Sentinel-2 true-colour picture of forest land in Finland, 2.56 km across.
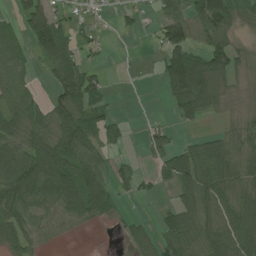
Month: July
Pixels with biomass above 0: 64%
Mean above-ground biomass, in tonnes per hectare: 54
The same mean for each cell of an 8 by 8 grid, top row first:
39 98 23 11 16 68 139 47
44 94 38 2 3 101 77 30
65 27 91 7 2 109 91 16
81 62 93 25 1 34 30 12
55 89 119 33 29 38 53 39
88 118 107 49 16 88 85 51
82 46 88 44 1 46 72 69
70 10 1 2 42 58 89 88
